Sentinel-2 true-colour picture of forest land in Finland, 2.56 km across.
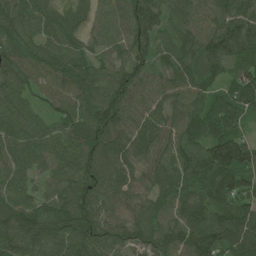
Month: June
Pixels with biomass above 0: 98%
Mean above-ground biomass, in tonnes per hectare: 86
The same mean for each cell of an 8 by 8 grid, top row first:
78 67 52 70 92 50 76 99
85 66 53 54 62 64 98 107
92 80 96 87 74 87 63 97
85 54 86 108 85 81 100 93
93 86 98 98 88 93 109 131
79 51 83 79 70 93 109 115
100 79 104 72 74 84 99 100
102 112 99 80 67 84 128 135
